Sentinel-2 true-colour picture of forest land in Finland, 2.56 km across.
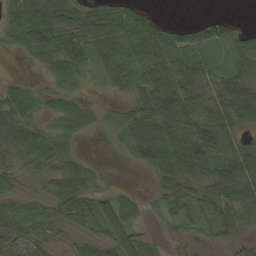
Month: September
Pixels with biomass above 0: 80%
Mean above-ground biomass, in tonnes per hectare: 47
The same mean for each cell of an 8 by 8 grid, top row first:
46 81 67 72 55 2 21 8
25 67 70 78 70 71 53 67
16 27 37 56 61 64 42 62
53 28 42 25 72 72 49 70
43 47 12 8 103 70 76 34
30 42 63 4 7 71 57 72
38 37 72 65 22 39 40 59
44 32 31 69 41 18 24 29
